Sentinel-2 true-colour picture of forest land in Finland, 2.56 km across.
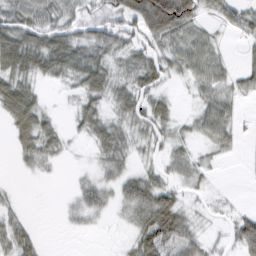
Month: February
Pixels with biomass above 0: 69%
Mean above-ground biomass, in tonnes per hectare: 32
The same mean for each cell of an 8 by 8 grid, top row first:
53 47 40 46 78 93 18 37
70 67 44 41 40 41 33 8
53 21 41 37 44 13 43 25
66 17 31 23 44 16 49 12
31 33 5 42 20 23 23 9
4 8 9 28 37 19 7 1
14 0 31 21 67 51 9 8
45 1 1 1 63 71 21 58
